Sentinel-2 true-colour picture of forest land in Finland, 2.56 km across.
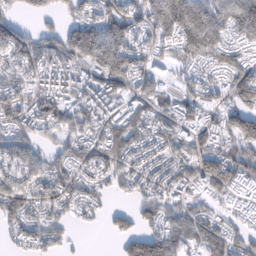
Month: February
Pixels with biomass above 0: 82%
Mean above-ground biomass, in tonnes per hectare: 73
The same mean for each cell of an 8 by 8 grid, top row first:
33 41 70 107 84 160 143 122
104 69 117 117 66 68 98 50
72 70 68 107 52 37 49 86
84 98 96 73 76 71 53 102
87 36 78 110 67 75 67 70
77 90 60 63 66 65 78 55
95 67 53 31 63 66 39 26
41 60 5 23 126 69 67 61
